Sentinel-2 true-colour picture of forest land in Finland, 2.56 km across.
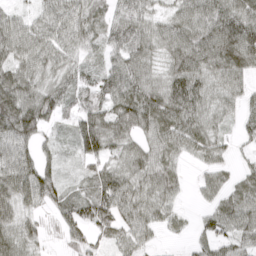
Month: April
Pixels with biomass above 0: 87%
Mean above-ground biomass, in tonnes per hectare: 61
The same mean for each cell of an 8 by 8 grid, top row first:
42 59 72 49 59 56 86 93
78 73 50 46 68 88 106 125
84 53 47 60 62 92 74 56
110 74 60 81 93 99 65 43
87 30 67 67 50 65 56 19
95 64 30 66 67 44 34 33
56 33 66 85 63 29 31 68
62 16 41 41 40 8 46 56
